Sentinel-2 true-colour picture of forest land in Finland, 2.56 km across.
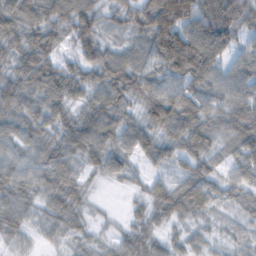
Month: February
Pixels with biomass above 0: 91%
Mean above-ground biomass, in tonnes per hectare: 54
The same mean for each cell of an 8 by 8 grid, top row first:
75 66 89 35 78 141 89 74
52 64 51 38 53 150 102 37
64 71 54 68 65 65 67 63
60 52 42 74 54 86 55 66
43 48 74 59 59 56 49 66
50 58 33 35 23 25 46 52
54 40 35 3 30 66 39 29
24 14 23 23 46 26 24 17
